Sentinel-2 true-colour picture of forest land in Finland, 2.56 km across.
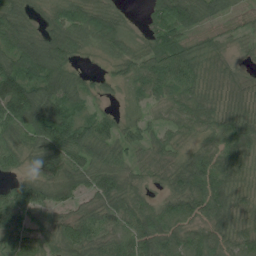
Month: July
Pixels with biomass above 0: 91%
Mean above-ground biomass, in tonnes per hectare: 63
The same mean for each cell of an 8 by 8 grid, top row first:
68 39 82 59 25 95 54 29
88 84 46 56 44 75 47 17
113 98 40 30 75 90 66 41
111 105 49 22 30 40 62 60
58 86 94 60 45 42 42 58
34 76 73 77 41 67 82 42
87 60 43 65 60 80 77 54
59 54 86 61 96 78 87 59
